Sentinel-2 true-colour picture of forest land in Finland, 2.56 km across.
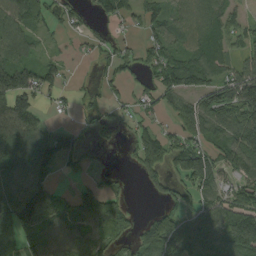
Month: September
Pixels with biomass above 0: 69%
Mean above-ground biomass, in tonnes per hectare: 75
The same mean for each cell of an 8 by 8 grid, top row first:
93 48 39 37 52 59 88 39
72 18 9 32 41 71 91 62
142 66 6 47 38 129 92 107
171 20 21 20 33 39 126 162
118 103 38 20 97 57 82 133
91 65 25 17 58 67 140 71
143 112 99 130 5 69 79 121
75 88 91 77 92 111 95 174
